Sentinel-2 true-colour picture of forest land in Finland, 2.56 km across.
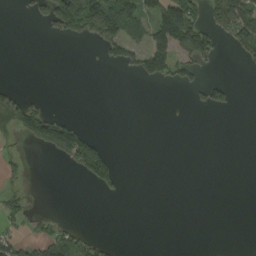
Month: August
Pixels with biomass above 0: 22%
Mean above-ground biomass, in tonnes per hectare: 39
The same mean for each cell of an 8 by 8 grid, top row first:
4 90 233 176 95 206 77 138
0 0 2 70 94 126 101 77
1 0 0 0 42 48 26 1
130 53 0 0 0 1 23 3
24 111 146 9 0 0 0 0
22 0 32 75 0 0 0 0
42 1 0 0 0 0 0 0
57 73 62 10 0 0 0 0
